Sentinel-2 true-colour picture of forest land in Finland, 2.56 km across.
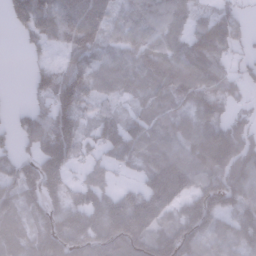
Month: January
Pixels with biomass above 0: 81%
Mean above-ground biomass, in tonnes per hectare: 90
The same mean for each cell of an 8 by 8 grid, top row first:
46 82 132 60 80 71 48 39
5 42 107 48 74 81 135 37
0 69 104 72 58 96 100 47
22 81 88 43 47 55 81 30
45 124 70 101 94 75 166 152
97 152 37 45 82 153 127 124
78 104 121 194 232 92 151 82
64 117 132 185 145 152 83 83
